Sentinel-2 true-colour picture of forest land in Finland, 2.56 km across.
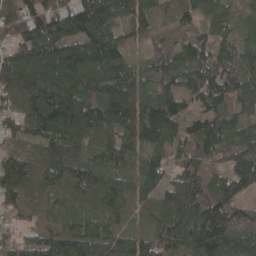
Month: April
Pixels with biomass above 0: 97%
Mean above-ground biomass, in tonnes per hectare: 113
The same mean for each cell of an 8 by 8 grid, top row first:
109 128 150 111 107 51 88 63
105 142 133 118 42 72 104 109
165 155 143 161 83 100 156 119
97 176 173 179 140 109 114 78
55 117 118 132 108 90 132 117
174 92 122 106 115 74 117 159
71 58 63 83 64 131 161 93
71 114 135 90 81 139 169 122
